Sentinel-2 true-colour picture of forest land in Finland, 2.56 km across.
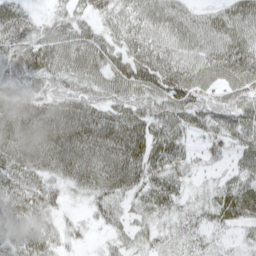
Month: April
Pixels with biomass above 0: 88%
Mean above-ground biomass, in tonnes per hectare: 43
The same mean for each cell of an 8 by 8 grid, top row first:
47 17 32 33 43 41 29 48
41 47 54 41 45 37 38 50
44 43 44 49 57 51 34 45
59 57 68 53 51 61 60 58
62 63 69 74 69 48 26 41
48 39 49 63 52 36 11 38
36 33 9 31 31 29 33 63
38 35 14 19 22 23 20 14
